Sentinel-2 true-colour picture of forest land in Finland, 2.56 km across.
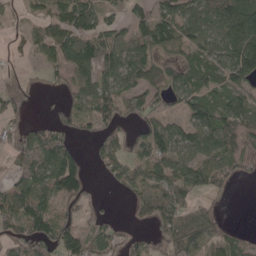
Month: May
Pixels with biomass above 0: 67%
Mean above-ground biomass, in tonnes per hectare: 63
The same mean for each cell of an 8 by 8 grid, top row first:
16 66 99 28 45 83 95 151
1 78 105 88 71 70 70 162
13 20 60 66 80 61 64 80
38 9 58 69 65 27 80 98
46 92 26 54 83 88 89 60
29 112 112 38 52 85 80 35
80 64 53 3 39 67 32 0
49 85 90 44 27 87 86 27
